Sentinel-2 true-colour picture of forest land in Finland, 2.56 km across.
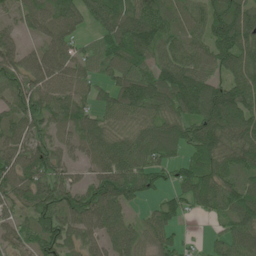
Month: June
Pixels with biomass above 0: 89%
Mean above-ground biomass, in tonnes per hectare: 80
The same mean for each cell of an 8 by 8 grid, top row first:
34 81 70 114 100 54 76 113
62 67 40 77 92 67 82 125
68 97 71 63 87 124 82 105
79 76 83 61 73 88 139 140
81 56 55 87 77 83 102 112
98 90 29 105 93 56 99 86
70 94 105 104 24 59 66 108
64 98 66 80 52 50 17 74
